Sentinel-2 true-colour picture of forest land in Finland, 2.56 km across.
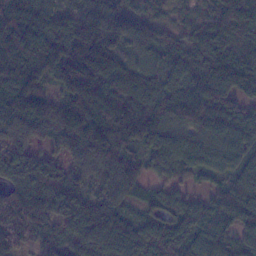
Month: January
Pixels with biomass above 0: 95%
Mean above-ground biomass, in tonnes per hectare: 100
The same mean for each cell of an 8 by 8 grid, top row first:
108 102 81 106 70 36 61 105
145 153 165 101 61 79 117 85
126 83 199 129 76 73 134 95
112 108 123 127 162 151 195 89
69 52 110 114 100 97 80 92
110 122 69 108 62 59 50 83
112 106 117 75 50 97 72 109
74 73 92 125 101 108 93 93
